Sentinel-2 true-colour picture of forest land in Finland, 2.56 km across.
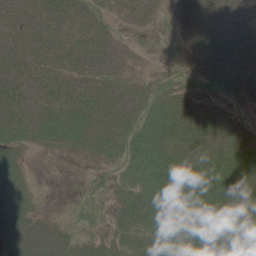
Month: June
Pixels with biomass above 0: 82%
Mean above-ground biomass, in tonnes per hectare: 44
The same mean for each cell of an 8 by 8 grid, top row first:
46 57 45 17 20 20 43 34
41 46 51 29 3 7 53 51
50 40 45 36 15 19 32 44
56 52 62 48 40 70 48 17
44 25 36 39 56 75 77 51
58 0 2 22 49 69 79 64
76 8 7 23 60 58 62 52
79 79 34 42 48 65 68 76
